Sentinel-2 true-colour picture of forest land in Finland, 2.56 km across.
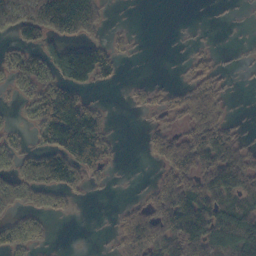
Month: October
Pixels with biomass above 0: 52%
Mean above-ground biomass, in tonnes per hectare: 50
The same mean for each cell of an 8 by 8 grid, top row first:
85 134 149 6 0 0 1 2
37 60 91 36 1 1 9 4
56 70 92 19 10 6 44 2
14 98 118 10 20 42 73 1
30 70 150 33 14 66 93 35
56 105 59 10 1 78 95 87
41 47 6 4 44 103 99 66
71 16 0 14 79 101 120 105
